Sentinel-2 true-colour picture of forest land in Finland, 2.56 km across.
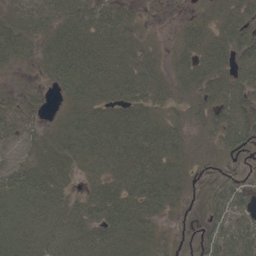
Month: May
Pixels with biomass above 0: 87%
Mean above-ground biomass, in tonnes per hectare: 36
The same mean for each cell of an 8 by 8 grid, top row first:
32 42 51 39 6 3 23 36
63 37 58 53 23 23 45 50
6 22 52 53 53 32 49 46
37 12 37 36 39 16 36 56
37 33 46 52 50 33 14 45
49 55 23 39 60 34 17 18
32 30 28 52 42 21 32 27
40 28 28 41 35 20 40 55
